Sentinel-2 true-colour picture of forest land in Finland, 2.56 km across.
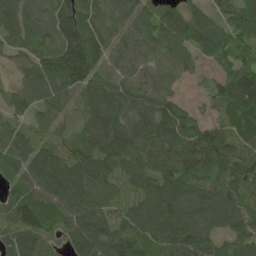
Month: May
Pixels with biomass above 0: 93%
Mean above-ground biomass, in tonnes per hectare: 93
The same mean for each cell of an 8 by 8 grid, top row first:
84 80 89 46 68 99 62 106
56 78 140 61 74 101 104 135
47 126 139 91 85 60 36 173
76 78 35 99 87 103 27 118
97 55 53 104 89 143 147 69
61 148 123 74 99 123 99 122
103 106 124 69 96 109 99 94
91 69 126 119 95 111 95 80
